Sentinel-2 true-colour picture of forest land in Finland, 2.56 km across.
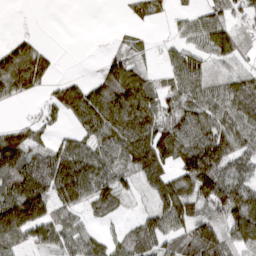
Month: March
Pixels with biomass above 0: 74%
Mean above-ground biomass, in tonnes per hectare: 81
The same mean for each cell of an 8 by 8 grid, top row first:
0 0 0 0 58 28 63 48
84 25 0 24 23 42 68 62
146 56 42 126 104 79 77 69
3 45 127 162 152 88 102 108
119 43 75 108 157 135 128 86
115 134 160 74 93 102 177 67
206 114 70 39 9 137 92 153
79 74 75 47 42 77 118 76
